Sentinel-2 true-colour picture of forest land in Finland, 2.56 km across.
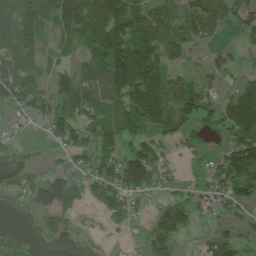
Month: June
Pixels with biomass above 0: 71%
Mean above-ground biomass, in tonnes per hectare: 72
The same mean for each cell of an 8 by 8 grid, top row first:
124 81 134 174 113 60 108 49
115 53 53 162 154 57 31 22
131 56 79 151 166 57 33 32
45 85 92 84 140 114 76 121
35 26 75 67 84 37 34 131
67 59 44 92 120 20 48 136
22 95 25 52 21 62 32 49
19 27 12 7 17 41 33 49
